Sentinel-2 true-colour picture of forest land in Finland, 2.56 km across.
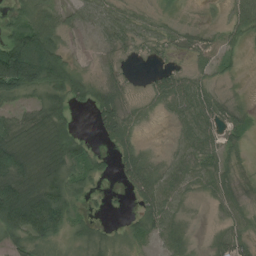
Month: July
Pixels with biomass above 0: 75%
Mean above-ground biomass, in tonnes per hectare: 43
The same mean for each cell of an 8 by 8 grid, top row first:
41 63 31 39 20 11 5 51
109 98 19 21 20 21 29 19
133 91 48 20 7 43 23 5
45 91 15 70 18 29 51 17
98 102 57 37 18 19 45 24
114 82 46 21 73 39 45 21
125 115 27 5 41 33 9 31
39 41 32 20 23 43 11 43
